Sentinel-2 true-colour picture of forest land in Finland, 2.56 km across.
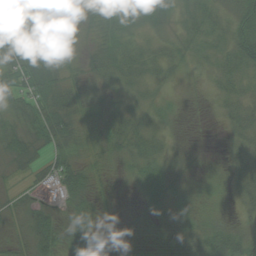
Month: August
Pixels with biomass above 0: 88%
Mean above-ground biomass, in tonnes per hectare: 26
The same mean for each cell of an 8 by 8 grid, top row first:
46 25 20 39 35 24 24 48
46 38 17 28 18 16 13 48
53 44 27 20 19 11 12 17
36 51 35 23 19 6 6 32
40 39 23 28 19 6 1 31
13 38 44 9 34 20 8 29
18 29 27 9 21 24 10 19
19 54 29 12 7 28 48 42
